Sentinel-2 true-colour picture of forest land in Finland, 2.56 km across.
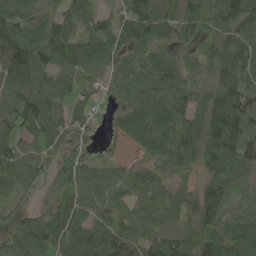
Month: May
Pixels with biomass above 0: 91%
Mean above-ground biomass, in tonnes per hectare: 88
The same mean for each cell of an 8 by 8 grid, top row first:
88 73 80 50 108 94 97 106
116 128 131 102 72 53 60 118
111 77 68 57 76 92 66 100
103 107 44 34 117 106 123 107
87 76 45 15 74 123 128 107
78 44 90 75 79 62 66 84
50 57 95 71 84 71 95 62
95 126 117 116 87 130 119 140
